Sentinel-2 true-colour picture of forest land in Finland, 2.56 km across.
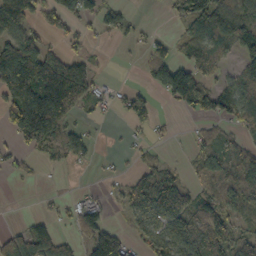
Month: October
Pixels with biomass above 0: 55%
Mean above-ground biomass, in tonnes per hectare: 56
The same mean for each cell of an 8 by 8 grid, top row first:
116 44 56 21 4 35 118 85
148 53 28 6 20 36 78 74
173 132 107 9 16 126 37 66
111 182 47 16 60 19 69 74
31 83 19 1 19 5 47 41
18 3 2 11 55 40 66 85
0 9 25 9 87 104 63 47
72 94 24 46 48 113 111 60
